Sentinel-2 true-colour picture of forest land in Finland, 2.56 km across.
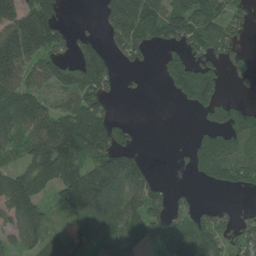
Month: July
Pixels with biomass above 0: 67%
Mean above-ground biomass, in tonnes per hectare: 106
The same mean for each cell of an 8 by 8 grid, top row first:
187 171 2 123 175 148 173 77
225 145 72 64 96 85 147 51
113 102 153 71 11 145 153 32
134 116 172 47 0 3 81 97
79 155 183 158 12 6 104 122
103 130 175 210 98 4 68 112
136 76 137 123 138 66 49 26
83 116 114 114 114 130 155 113
